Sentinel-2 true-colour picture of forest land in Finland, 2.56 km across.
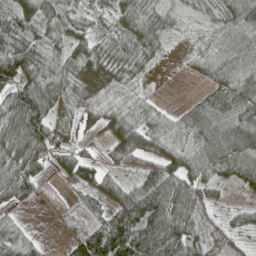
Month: April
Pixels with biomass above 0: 82%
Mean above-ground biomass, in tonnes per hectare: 62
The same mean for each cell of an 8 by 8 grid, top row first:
80 36 35 24 55 20 19 83
87 77 56 51 69 4 32 86
66 88 51 49 17 1 35 70
77 72 59 67 53 25 76 67
73 80 36 76 115 66 93 100
90 28 71 56 83 96 61 62
36 3 15 76 144 93 69 33
77 7 50 140 126 104 101 31
